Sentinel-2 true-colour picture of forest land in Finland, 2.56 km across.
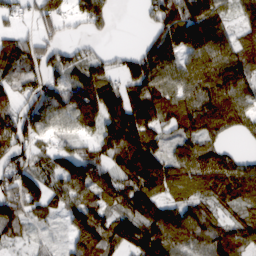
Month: February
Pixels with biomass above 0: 81%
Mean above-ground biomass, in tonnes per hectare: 88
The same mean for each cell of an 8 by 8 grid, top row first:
47 88 72 59 26 111 130 57
99 68 51 25 57 115 135 70
87 75 93 69 86 83 111 105
82 111 131 122 132 104 123 92
89 52 48 108 147 58 75 18
121 95 68 82 150 80 105 106
115 70 105 80 104 67 55 62
52 20 124 110 143 100 110 81
